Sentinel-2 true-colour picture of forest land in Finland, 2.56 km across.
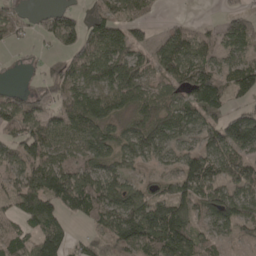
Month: April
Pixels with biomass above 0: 75%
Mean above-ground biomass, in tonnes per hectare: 91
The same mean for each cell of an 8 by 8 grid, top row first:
51 48 61 94 55 8 1 62
26 17 105 131 66 117 74 91
4 85 113 137 95 85 116 137
117 50 160 107 104 99 95 74
97 124 89 105 118 67 99 153
72 152 108 107 30 74 131 119
71 115 105 125 138 118 97 113
82 110 35 85 141 187 59 38
